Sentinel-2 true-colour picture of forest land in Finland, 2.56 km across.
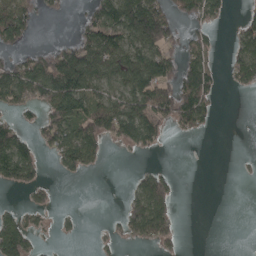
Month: April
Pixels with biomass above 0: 45%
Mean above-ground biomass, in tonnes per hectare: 57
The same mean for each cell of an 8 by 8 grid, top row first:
89 16 21 124 190 67 62 19
44 27 100 110 99 51 51 70
114 141 136 70 108 95 79 62
46 76 103 121 118 119 59 0
99 59 129 26 60 2 0 0
77 9 25 0 46 23 0 4
21 25 3 0 125 41 0 0
124 7 6 19 66 39 0 0
